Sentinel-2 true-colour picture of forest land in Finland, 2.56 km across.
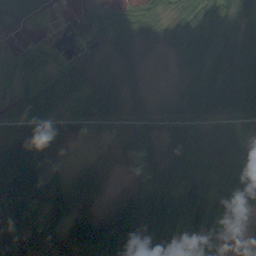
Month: September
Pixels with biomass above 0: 85%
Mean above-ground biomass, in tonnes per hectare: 58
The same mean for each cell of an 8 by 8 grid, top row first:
38 8 15 33 73 74 89 65
37 42 10 31 20 47 94 83
41 73 56 38 22 17 81 99
31 65 66 66 49 63 67 77
56 71 6 12 44 63 65 58
84 38 23 8 23 89 66 132
53 68 43 39 95 122 90 61
71 65 83 150 129 71 33 8
